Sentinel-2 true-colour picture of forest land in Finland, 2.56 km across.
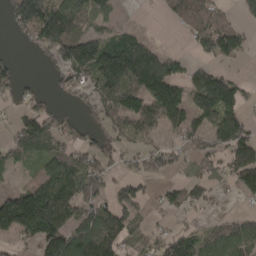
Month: April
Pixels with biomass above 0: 62%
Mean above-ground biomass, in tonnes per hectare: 83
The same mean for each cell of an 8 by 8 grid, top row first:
91 152 141 44 2 55 81 44
9 109 148 136 113 8 71 78
61 19 59 152 193 103 117 42
30 62 31 87 112 112 106 93
63 81 66 64 37 38 68 159
16 95 95 47 64 28 40 53
236 209 109 91 34 52 32 8
61 166 166 150 37 90 75 135
